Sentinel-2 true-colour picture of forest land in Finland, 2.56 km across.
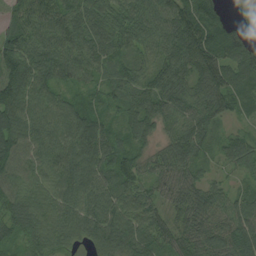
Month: August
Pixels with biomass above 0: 96%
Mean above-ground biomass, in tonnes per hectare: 78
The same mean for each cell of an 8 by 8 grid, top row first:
69 98 92 77 86 110 85 28
99 88 84 70 68 106 123 87
123 86 52 63 69 84 107 86
102 78 72 39 91 76 76 43
102 82 96 69 49 84 48 60
86 73 95 77 63 70 36 27
102 76 85 88 79 60 81 69
58 81 49 88 83 70 76 93
